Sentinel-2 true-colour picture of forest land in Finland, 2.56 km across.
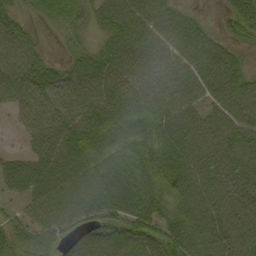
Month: September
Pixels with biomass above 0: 92%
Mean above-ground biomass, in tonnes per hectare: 62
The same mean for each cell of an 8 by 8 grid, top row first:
44 19 28 60 67 58 12 63
63 14 27 56 63 66 62 28
60 72 63 65 58 68 82 54
32 62 66 75 59 77 46 71
7 68 84 58 56 85 67 90
75 77 92 61 55 83 69 80
27 79 85 58 52 53 79 77
54 67 62 75 94 87 86 72
